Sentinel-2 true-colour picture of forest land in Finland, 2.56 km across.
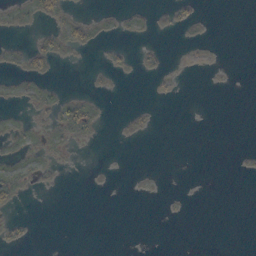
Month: October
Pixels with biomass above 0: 12%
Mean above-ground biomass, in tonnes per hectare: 2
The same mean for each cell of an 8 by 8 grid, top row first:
5 10 4 3 5 11 1 0
6 11 8 5 5 1 3 0
6 5 0 2 1 3 1 0
2 6 14 0 3 0 0 0
4 5 3 0 0 0 0 0
7 3 0 0 1 0 0 1
5 0 0 0 0 1 0 0
5 0 0 0 0 0 0 0
